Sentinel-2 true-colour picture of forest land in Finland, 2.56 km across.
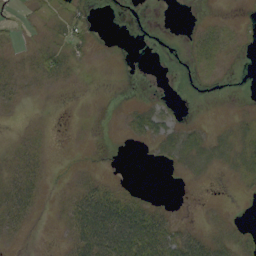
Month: September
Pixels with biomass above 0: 41%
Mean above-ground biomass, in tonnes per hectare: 11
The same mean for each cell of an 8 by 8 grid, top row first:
3 7 10 0 0 0 1 2
4 12 10 1 0 1 20 4
12 10 2 0 0 0 3 0
3 0 1 0 18 5 0 3
7 4 1 1 7 24 20 20
20 7 8 4 0 2 4 12
34 2 44 57 28 3 2 1
6 0 45 77 69 37 26 15
